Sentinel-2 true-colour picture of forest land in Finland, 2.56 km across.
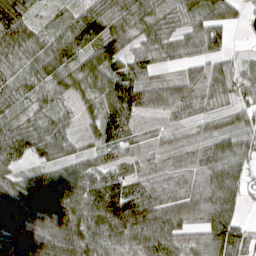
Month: April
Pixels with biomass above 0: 90%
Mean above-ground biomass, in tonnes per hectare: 76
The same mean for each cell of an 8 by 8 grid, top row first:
96 18 65 55 62 46 54 25
80 70 94 99 58 65 64 10
61 80 66 100 73 51 70 82
51 55 38 114 77 59 36 41
96 67 33 82 36 36 42 66
68 71 75 70 52 63 86 59
118 130 124 164 162 115 118 42
125 129 128 99 106 106 86 86
